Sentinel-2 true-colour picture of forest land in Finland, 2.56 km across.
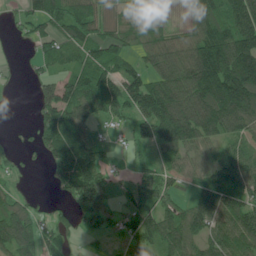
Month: June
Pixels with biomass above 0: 75%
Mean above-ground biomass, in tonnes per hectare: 88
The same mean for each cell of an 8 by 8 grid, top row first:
21 117 132 29 30 5 113 151
5 81 98 93 69 95 192 198
4 44 122 108 117 151 202 238
0 87 95 63 119 198 159 154
9 90 125 24 73 110 56 55
23 23 160 38 75 49 70 99
104 23 99 50 94 59 102 111
166 68 15 19 87 111 75 103
